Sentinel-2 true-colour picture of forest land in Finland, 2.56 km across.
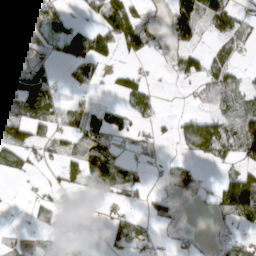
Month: April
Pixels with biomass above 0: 50%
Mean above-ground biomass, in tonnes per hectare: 41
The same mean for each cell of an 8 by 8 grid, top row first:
103 53 7 87 43 86 76 40
62 38 52 44 50 44 22 34
90 63 40 23 32 19 53 25
69 62 38 48 41 5 25 53
72 45 55 44 24 25 97 76
18 6 46 70 18 43 11 66
0 37 7 9 18 31 15 112
12 15 18 27 40 13 5 26
